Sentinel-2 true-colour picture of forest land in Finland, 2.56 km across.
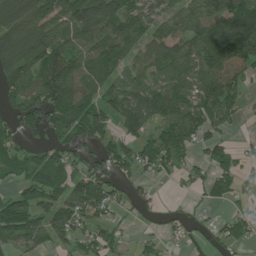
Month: July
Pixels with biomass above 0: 72%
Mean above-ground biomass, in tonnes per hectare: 73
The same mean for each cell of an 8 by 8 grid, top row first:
107 95 121 119 71 58 78 112
105 120 78 106 60 88 140 141
91 114 95 61 78 103 115 67
70 108 112 87 117 114 92 28
39 54 71 72 67 103 56 12
46 84 59 63 31 27 35 47
94 76 89 59 23 10 13 23
74 59 48 45 21 13 34 49
